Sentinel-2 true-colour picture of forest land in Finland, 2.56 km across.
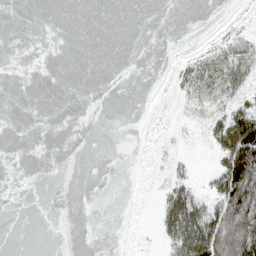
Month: March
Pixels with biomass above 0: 23%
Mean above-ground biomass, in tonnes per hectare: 18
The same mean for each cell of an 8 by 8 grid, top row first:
0 0 0 0 0 0 0 1
0 0 0 0 0 0 12 17
0 0 0 0 0 16 33 42
0 0 0 0 0 2 22 57
0 0 0 0 0 2 18 149
0 0 0 0 1 15 23 153
0 0 0 0 0 87 42 135
0 0 0 0 0 77 123 117
